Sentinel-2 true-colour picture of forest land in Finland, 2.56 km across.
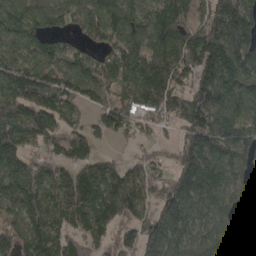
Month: April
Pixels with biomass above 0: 87%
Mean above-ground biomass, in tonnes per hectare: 134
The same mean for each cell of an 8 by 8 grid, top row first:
125 131 133 151 97 176 147 169
93 97 81 119 144 190 224 158
167 190 160 135 191 150 152 145
187 173 68 110 106 121 190 119
188 115 111 37 56 81 173 150
184 142 143 141 112 139 179 82
114 144 185 135 85 166 105 80
136 156 101 60 129 123 112 88
